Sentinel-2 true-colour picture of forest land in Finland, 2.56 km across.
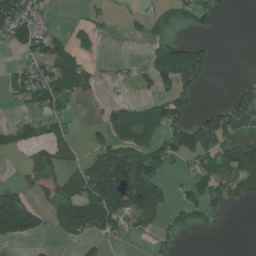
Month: July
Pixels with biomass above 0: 43%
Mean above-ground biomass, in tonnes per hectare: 55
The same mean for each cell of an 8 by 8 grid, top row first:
143 22 8 12 25 64 63 1
46 109 65 0 17 62 29 0
37 99 59 16 32 89 26 15
13 57 6 44 52 74 40 93
54 74 26 70 72 103 102 97
8 71 64 164 128 14 82 96
162 45 102 113 95 67 85 18
80 11 34 32 12 28 1 7
